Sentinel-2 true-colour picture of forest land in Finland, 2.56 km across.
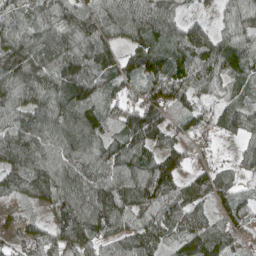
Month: April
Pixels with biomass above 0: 90%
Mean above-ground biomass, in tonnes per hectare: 83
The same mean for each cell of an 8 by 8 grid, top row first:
53 69 93 100 106 62 17 82
116 116 106 66 82 89 97 87
110 108 123 63 84 110 80 57
90 97 106 48 114 75 54 71
121 94 85 72 98 78 18 42
87 118 108 104 122 114 65 40
18 67 127 145 90 86 53 55
32 58 111 73 104 56 81 64
